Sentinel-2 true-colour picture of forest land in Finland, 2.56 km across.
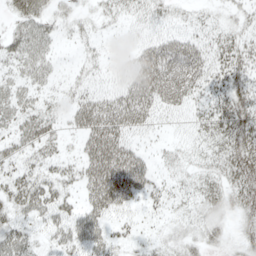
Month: May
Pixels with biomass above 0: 71%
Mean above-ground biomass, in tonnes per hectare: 33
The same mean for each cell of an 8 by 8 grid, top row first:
36 35 22 20 31 21 15 21
38 26 12 6 33 47 32 38
25 21 16 12 53 58 40 40
34 26 42 57 52 27 37 56
31 32 25 68 16 18 32 56
32 32 35 75 46 18 30 60
39 42 30 48 22 15 27 33
53 23 46 28 11 22 26 19
